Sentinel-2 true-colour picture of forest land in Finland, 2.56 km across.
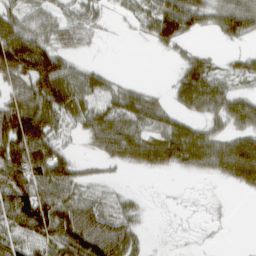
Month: March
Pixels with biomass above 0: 68%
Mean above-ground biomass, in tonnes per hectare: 48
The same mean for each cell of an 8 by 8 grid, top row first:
44 37 38 8 30 94 41 70
129 65 29 0 3 29 10 12
67 123 60 22 4 35 74 25
103 90 48 57 68 32 50 64
108 59 11 69 69 90 71 81
97 82 29 6 7 9 22 85
106 86 81 21 9 2 3 0
46 58 97 107 16 2 2 0
